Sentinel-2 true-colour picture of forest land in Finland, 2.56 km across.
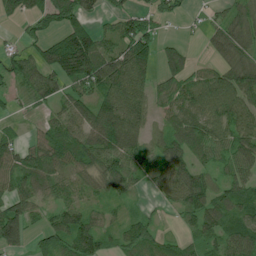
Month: July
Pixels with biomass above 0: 78%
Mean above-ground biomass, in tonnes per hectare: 59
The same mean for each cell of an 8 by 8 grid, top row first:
48 84 77 26 50 28 16 51
24 82 144 48 114 41 26 56
39 63 90 102 54 51 42 89
15 26 64 98 52 44 65 76
44 70 89 94 44 71 79 79
66 65 42 75 27 75 43 64
74 26 42 26 12 32 73 87
81 52 85 31 77 32 41 99
